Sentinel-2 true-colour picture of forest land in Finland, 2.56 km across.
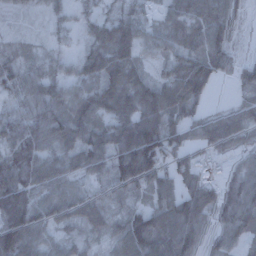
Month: December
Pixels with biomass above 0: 88%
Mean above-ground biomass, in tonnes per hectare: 63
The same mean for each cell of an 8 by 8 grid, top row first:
11 20 22 41 28 55 78 30
26 18 22 93 35 40 79 14
50 57 59 92 57 79 77 43
45 74 75 86 99 66 37 55
76 59 69 93 163 68 57 39
92 72 41 73 120 86 40 65
120 57 45 36 54 106 85 105
108 44 26 36 119 106 46 46
